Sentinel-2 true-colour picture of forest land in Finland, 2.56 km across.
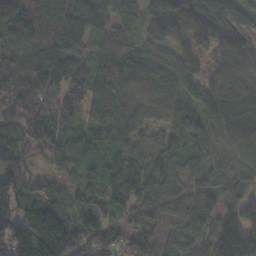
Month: November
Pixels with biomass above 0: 95%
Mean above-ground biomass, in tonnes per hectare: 109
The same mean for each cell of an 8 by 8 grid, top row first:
141 149 149 94 100 108 125 124
81 116 92 101 87 101 68 77
99 141 125 137 107 114 85 93
81 119 76 156 96 93 99 95
90 101 80 111 74 79 68 100
116 67 77 96 112 90 55 50
141 180 107 81 88 94 101 107
203 306 138 111 135 76 102 207
